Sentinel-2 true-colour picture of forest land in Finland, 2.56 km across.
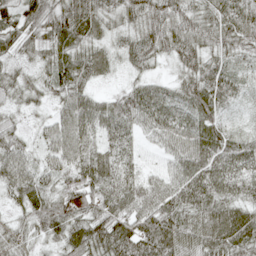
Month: May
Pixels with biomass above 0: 95%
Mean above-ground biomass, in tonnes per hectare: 55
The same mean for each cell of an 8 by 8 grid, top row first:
53 69 77 37 57 60 52 68
42 44 49 29 57 53 45 48
32 36 52 14 32 31 77 35
19 22 69 63 68 54 60 14
41 44 68 61 23 58 80 52
63 41 74 70 40 57 85 70
25 57 69 67 66 70 68 60
43 28 72 99 89 79 78 80
